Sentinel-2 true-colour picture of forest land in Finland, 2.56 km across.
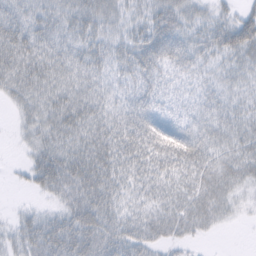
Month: February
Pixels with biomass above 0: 89%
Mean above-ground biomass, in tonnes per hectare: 41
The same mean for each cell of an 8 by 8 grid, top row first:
42 41 48 41 40 57 32 40
57 40 43 45 63 65 42 60
46 41 38 29 47 28 25 31
17 42 50 35 55 34 34 34
7 40 46 53 60 69 50 38
5 65 66 46 42 42 41 36
8 17 67 46 35 40 44 13
37 75 83 62 44 27 7 0
